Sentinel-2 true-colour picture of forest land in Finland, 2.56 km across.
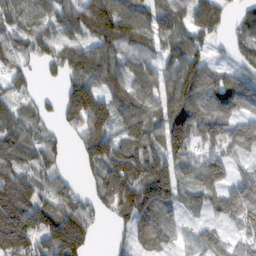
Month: February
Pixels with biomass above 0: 83%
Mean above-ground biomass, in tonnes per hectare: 94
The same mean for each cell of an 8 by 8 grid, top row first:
80 86 122 158 90 87 135 36
91 80 86 102 88 82 41 47
62 13 107 110 90 112 80 87
67 29 173 121 109 110 87 64
110 62 67 136 143 113 81 92
134 96 31 192 156 98 107 50
197 116 109 123 128 57 63 123
178 115 127 20 59 31 45 42
